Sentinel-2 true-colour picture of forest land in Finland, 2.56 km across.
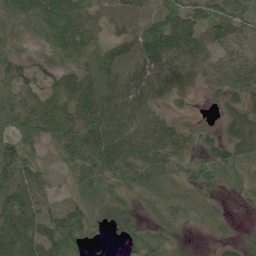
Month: June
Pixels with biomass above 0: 87%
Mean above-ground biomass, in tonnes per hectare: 44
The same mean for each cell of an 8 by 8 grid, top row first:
42 61 64 47 38 63 52 47
19 21 53 42 64 84 47 31
45 27 51 58 59 46 38 48
50 57 60 69 52 16 10 30
48 31 59 69 60 41 27 35
74 27 45 45 36 26 50 29
112 57 58 39 12 20 17 2
99 91 55 11 36 12 5 19
